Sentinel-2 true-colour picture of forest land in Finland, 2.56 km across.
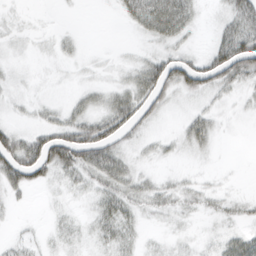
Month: March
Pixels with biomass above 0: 57%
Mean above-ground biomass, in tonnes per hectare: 23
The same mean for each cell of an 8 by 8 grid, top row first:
5 1 1 4 55 64 4 53
5 5 6 1 8 26 18 79
5 1 4 8 49 59 49 39
5 13 28 51 43 7 18 4
55 72 79 53 13 13 24 0
56 31 33 48 15 10 5 1
7 4 7 38 21 20 15 14
10 9 14 29 11 9 7 32
